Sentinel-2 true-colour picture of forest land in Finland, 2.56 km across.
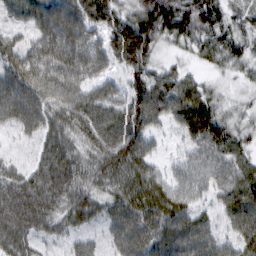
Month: March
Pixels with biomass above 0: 94%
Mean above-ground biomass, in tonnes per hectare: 64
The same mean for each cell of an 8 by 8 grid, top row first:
46 90 93 70 96 96 81 43
57 78 84 69 89 29 57 52
83 82 68 43 73 64 25 26
87 70 87 75 93 79 91 33
22 17 54 86 64 17 79 55
55 61 53 76 75 37 58 70
37 64 76 62 91 75 31 85
79 40 38 47 87 86 67 63
